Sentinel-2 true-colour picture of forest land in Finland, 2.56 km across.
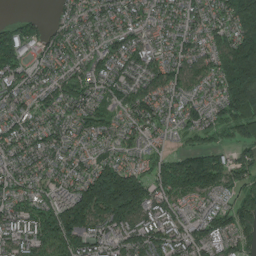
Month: July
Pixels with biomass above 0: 92%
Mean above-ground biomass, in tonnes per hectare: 112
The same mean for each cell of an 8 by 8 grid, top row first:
33 24 83 83 70 72 76 165
172 76 71 82 90 90 90 233
122 81 98 111 89 112 81 249
96 91 98 77 118 71 77 156
95 95 62 68 67 25 52 66
85 78 98 280 110 228 220 103
97 124 236 278 154 87 68 149
105 143 163 106 132 108 118 121
